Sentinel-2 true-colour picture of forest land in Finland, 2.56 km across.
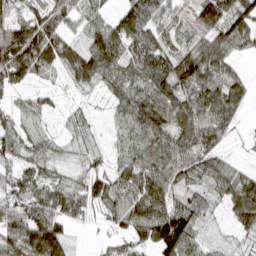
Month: March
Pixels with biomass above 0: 85%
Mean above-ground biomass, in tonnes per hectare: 68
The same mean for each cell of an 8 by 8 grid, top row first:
59 67 58 44 104 31 119 102
149 102 62 113 100 46 93 61
72 14 48 61 80 116 101 48
37 24 19 28 106 91 79 42
62 43 42 27 93 79 72 6
63 48 40 65 86 71 74 60
73 92 52 55 95 87 38 89
84 148 4 35 66 146 31 19
